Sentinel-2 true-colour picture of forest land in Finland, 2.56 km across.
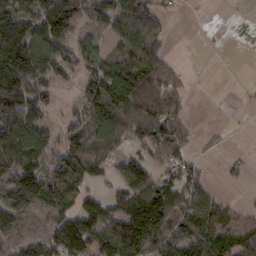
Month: February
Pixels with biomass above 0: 68%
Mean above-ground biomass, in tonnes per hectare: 94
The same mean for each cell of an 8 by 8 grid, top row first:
147 153 109 114 135 11 0 1
202 133 79 46 141 4 0 1
208 93 79 168 131 51 0 1
162 64 63 185 97 49 0 4
197 111 126 87 82 81 16 0
179 158 160 47 99 74 26 17
153 116 90 81 174 112 132 29
74 115 175 153 163 110 124 102
